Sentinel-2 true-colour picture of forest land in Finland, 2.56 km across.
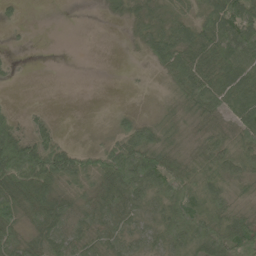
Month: June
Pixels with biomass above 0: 73%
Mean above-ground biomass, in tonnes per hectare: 44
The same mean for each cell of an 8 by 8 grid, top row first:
8 0 0 11 31 35 48 79
3 0 0 0 25 67 62 85
4 0 0 0 1 40 63 82
9 9 0 10 6 28 52 62
86 71 8 45 85 31 39 50
102 100 67 87 91 73 65 44
71 71 45 55 40 105 90 30
42 51 48 39 35 64 100 87
